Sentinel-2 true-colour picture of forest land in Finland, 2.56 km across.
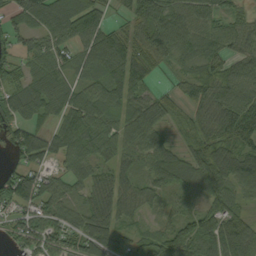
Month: September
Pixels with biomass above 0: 87%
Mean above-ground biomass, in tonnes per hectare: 76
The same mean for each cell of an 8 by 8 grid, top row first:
55 56 82 28 130 85 70 43
54 51 67 125 95 80 76 59
79 82 58 103 87 31 81 96
51 59 115 79 96 46 79 112
75 76 94 78 78 31 84 70
95 55 66 83 60 72 102 95
78 83 49 68 54 36 73 55
50 75 88 100 61 91 109 142
